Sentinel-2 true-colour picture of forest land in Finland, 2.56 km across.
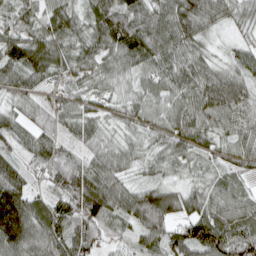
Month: April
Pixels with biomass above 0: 96%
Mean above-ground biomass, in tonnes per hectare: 72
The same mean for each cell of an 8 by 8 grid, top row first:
70 72 58 98 63 93 83 51
89 104 66 77 95 83 37 39
71 56 52 58 56 71 91 76
56 52 68 40 59 67 89 88
42 69 57 52 45 66 51 72
81 46 96 83 30 29 35 35
158 71 106 84 125 86 79 67
134 91 80 36 68 90 135 80
